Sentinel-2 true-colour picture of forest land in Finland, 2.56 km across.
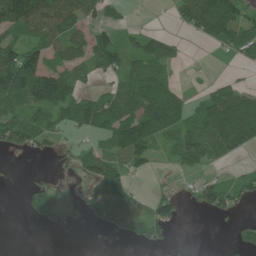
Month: June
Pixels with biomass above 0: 56%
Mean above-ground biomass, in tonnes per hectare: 58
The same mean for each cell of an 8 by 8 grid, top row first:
168 130 86 24 0 33 160 85
93 77 71 77 66 27 15 79
142 124 51 35 90 21 13 17
64 93 86 99 123 88 82 134
69 31 16 82 120 72 98 102
1 12 31 88 21 16 22 32
2 68 30 96 45 48 49 27
0 0 1 9 44 12 0 24
